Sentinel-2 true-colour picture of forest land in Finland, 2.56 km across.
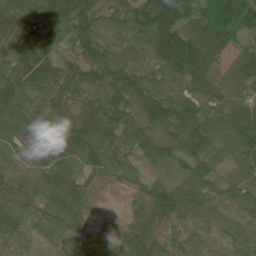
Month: June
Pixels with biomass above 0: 91%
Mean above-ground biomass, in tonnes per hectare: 54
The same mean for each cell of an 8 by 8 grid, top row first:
75 66 89 35 78 141 89 74
52 64 51 38 53 150 102 37
64 71 54 68 65 65 67 63
60 52 42 74 54 86 55 66
43 48 74 59 59 56 49 66
50 58 33 35 23 25 46 52
54 40 35 3 30 66 39 29
24 14 23 23 46 26 24 17
